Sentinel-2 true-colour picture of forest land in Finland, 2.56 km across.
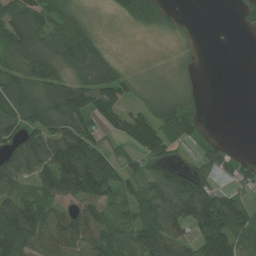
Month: July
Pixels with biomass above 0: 73%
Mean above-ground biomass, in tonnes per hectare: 75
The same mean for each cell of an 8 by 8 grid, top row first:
106 93 39 17 113 16 0 29
94 86 105 10 1 11 7 0
98 93 59 89 26 23 0 0
101 114 117 100 79 106 9 0
89 104 137 33 129 61 45 2
87 107 227 113 81 106 59 64
128 67 70 60 93 123 181 77
154 97 93 91 96 76 132 84
